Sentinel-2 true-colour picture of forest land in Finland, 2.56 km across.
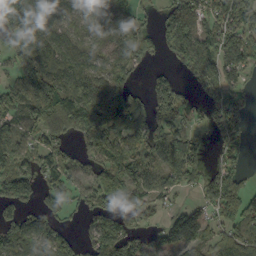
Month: September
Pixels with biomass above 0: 75%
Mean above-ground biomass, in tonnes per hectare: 99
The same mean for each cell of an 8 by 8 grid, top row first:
113 107 60 67 39 127 96 123
75 126 85 69 66 131 125 132
86 166 110 97 22 55 103 76
75 234 203 144 115 120 62 99
93 103 63 104 112 150 36 59
164 87 72 101 102 111 92 63
101 90 42 90 93 57 76 141
106 102 52 138 81 117 90 127
